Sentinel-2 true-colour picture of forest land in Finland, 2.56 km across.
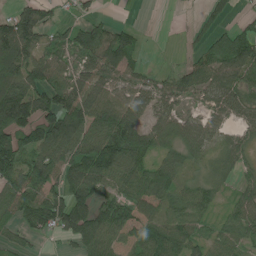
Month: June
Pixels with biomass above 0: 76%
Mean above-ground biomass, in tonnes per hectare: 75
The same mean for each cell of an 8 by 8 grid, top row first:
87 47 26 10 0 0 52 21
135 66 93 126 27 1 86 144
116 94 68 70 43 58 82 86
167 111 122 111 69 48 42 61
130 131 103 128 103 70 48 49
105 118 114 90 88 65 34 34
102 123 107 92 62 57 44 66
38 13 74 60 70 81 46 66
